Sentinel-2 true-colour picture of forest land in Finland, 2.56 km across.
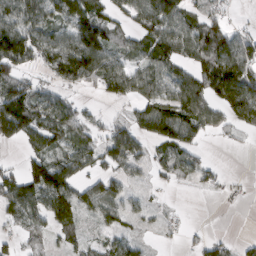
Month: March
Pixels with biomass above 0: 69%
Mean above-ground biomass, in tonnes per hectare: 61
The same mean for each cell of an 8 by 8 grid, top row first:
101 86 124 52 90 94 63 5
122 85 130 65 50 71 94 82
66 32 80 93 72 79 96 129
115 86 35 8 65 90 69 82
36 77 56 74 48 85 12 8
48 157 61 50 18 51 29 5
71 101 84 61 23 6 0 4
33 27 42 40 22 14 30 16
